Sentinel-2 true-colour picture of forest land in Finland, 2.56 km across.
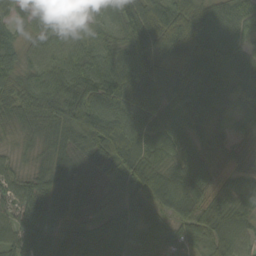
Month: September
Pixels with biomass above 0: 98%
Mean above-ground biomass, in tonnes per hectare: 70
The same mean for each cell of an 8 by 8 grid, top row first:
41 51 36 60 87 84 77 73
56 52 53 48 93 84 88 66
57 62 80 93 101 107 79 70
67 74 101 85 93 70 72 40
27 49 91 106 78 73 45 33
44 53 90 82 81 62 57 57
55 72 83 61 77 67 69 76
78 78 77 91 74 67 70 81
